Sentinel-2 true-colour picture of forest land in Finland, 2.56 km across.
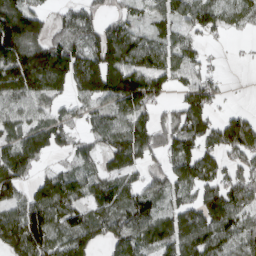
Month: March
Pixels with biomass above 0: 78%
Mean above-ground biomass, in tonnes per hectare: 107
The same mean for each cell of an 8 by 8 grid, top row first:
228 56 84 55 46 90 110 51
192 150 100 200 114 96 25 6
210 214 171 207 160 72 67 1
104 77 47 91 98 80 86 49
103 117 53 100 103 113 95 159
109 75 86 96 57 96 113 99
78 165 86 125 130 92 160 111
152 133 115 112 107 130 136 99
